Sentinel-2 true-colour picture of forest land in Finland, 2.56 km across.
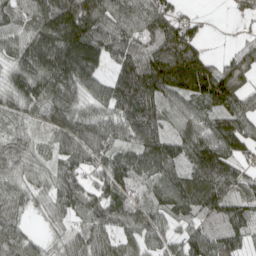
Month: April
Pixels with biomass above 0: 91%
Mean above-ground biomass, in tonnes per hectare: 97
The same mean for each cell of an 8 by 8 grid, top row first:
75 111 159 96 97 75 12 20
86 159 176 98 115 192 30 49
89 126 114 91 184 155 149 105
72 87 83 87 145 81 88 118
68 52 120 95 118 97 145 96
64 61 91 119 89 111 141 80
71 63 98 102 90 117 109 87
81 46 90 68 66 66 114 75
